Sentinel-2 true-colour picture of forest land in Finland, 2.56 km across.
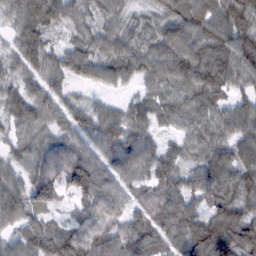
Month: February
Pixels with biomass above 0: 94%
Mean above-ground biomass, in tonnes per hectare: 74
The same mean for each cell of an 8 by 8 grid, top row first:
65 85 62 53 37 78 89 91
57 56 64 71 56 93 99 89
51 62 45 58 54 80 101 62
68 64 54 47 54 76 80 73
46 79 75 74 74 34 81 78
54 133 133 80 63 58 80 89
79 75 62 83 71 97 62 80
60 98 100 107 95 69 117 95
